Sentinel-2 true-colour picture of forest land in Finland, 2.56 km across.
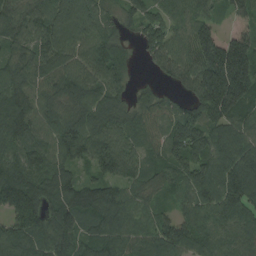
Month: August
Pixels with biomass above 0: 94%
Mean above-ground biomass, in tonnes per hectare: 120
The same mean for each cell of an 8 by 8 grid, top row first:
103 129 194 55 90 81 67 88
87 142 146 118 67 93 169 174
119 103 124 115 15 57 200 226
189 106 120 142 100 93 149 140
133 104 161 128 97 146 154 121
182 136 61 110 92 119 139 148
160 116 146 133 83 64 111 126
128 111 87 102 99 150 104 105
